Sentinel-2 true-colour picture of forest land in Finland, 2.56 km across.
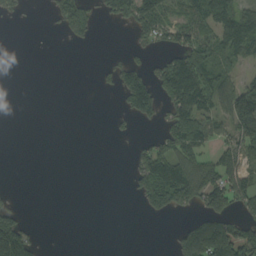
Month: September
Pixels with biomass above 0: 38%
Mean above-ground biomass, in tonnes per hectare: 59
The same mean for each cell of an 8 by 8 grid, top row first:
32 20 125 71 117 62 147 128
0 0 12 2 36 81 104 142
0 0 0 44 116 188 113 56
0 0 0 10 106 123 89 169
0 0 0 4 32 135 62 98
0 0 0 0 126 170 100 68
37 0 0 0 44 79 91 57
196 1 0 0 0 52 195 143
